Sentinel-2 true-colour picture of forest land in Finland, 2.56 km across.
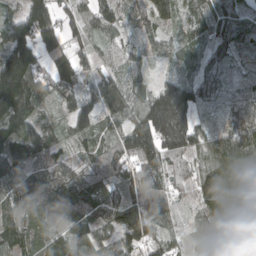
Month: April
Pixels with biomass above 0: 93%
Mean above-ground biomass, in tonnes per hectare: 99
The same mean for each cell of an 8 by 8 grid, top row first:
71 164 73 78 76 64 86 66
192 132 64 44 44 39 77 69
252 98 113 96 37 88 85 43
207 40 121 124 153 297 38 64
112 76 68 91 186 185 93 123
75 96 99 114 173 71 122 117
69 55 75 97 153 65 90 148
81 71 94 75 137 42 56 30
